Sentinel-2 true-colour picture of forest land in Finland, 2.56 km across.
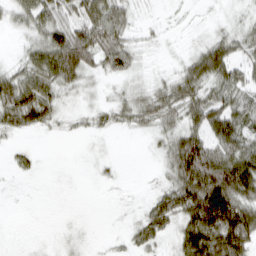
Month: March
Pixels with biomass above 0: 68%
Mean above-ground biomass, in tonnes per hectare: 40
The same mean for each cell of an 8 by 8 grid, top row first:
39 65 58 72 7 4 4 11
10 82 95 68 15 3 48 38
69 69 44 20 14 41 62 46
82 51 15 31 47 50 76 66
10 1 1 2 4 63 72 68
10 0 0 5 2 63 130 111
0 0 0 2 22 70 159 92
0 1 5 6 43 36 109 94
